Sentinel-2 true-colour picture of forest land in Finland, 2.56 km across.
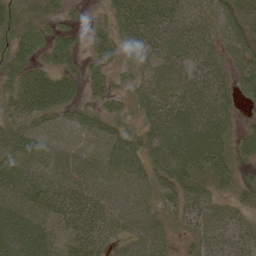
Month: June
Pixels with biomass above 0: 93%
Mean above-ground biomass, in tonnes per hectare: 63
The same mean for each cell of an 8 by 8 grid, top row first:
49 32 10 47 92 61 51 82
73 63 39 62 68 78 67 72
55 78 54 38 48 78 73 63
62 87 48 45 53 88 89 36
72 59 52 68 60 99 114 58
81 69 64 68 62 83 76 37
88 78 74 65 57 44 53 30
107 86 72 41 71 22 49 40
